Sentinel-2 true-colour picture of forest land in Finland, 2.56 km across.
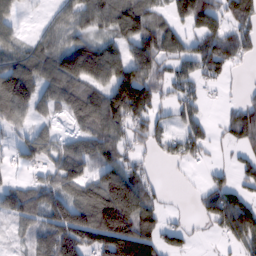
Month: February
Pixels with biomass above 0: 70%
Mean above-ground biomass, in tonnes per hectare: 86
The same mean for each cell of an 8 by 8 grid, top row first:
40 28 84 104 105 74 139 95
60 84 127 87 136 70 86 76
150 105 167 154 139 65 45 7
92 38 84 151 125 51 20 76
41 64 71 81 48 57 50 57
15 56 104 160 57 3 28 33
94 97 140 277 154 3 92 128
19 95 139 202 161 53 6 81
